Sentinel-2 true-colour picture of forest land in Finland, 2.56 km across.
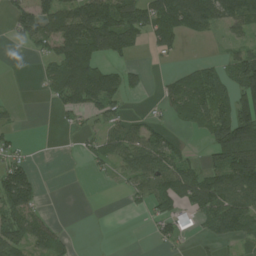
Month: July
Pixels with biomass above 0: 55%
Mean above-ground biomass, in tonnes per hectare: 64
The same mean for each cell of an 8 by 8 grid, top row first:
70 92 136 144 112 133 126 116
8 53 158 116 29 34 2 46
1 48 154 104 23 52 89 107
13 5 61 62 17 50 99 115
31 0 19 71 104 36 45 136
115 0 0 22 85 116 78 137
108 9 0 0 28 66 98 115
89 88 4 0 3 38 28 51
